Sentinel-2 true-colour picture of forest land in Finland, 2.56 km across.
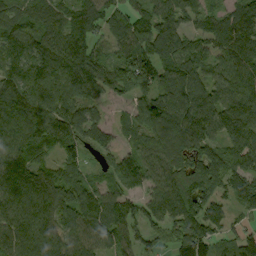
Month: September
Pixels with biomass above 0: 91%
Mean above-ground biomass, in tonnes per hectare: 104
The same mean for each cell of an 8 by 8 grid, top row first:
88 101 113 97 101 100 80 104
102 103 133 63 125 91 77 124
102 112 127 113 133 118 99 138
124 122 91 25 98 120 137 80
120 102 68 54 109 92 109 105
137 102 73 97 113 107 119 116
117 110 97 119 89 131 103 75
120 124 107 108 88 98 132 93
